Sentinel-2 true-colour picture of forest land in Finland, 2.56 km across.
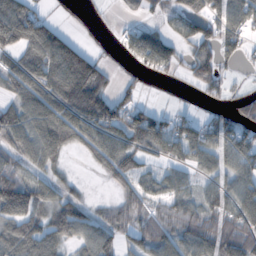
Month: October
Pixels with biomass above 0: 70%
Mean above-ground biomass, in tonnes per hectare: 71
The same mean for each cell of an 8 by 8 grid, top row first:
148 31 3 4 23 61 108 83
98 124 58 9 130 61 79 58
87 117 160 32 21 15 90 7
84 113 125 98 69 32 33 54
75 111 61 94 90 87 98 90
80 42 8 50 45 47 53 81
121 71 64 39 50 60 71 95
92 76 62 61 64 71 98 104
